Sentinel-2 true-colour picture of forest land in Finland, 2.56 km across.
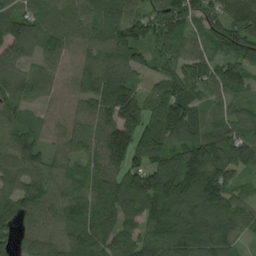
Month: August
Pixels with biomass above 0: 95%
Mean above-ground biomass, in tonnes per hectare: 105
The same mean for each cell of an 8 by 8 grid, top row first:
123 83 76 69 68 108 97 117
178 90 76 118 89 69 64 100
148 81 85 121 56 104 101 81
88 44 78 148 110 136 71 66
97 63 100 199 132 102 154 122
113 94 80 115 155 156 193 76
97 91 114 122 119 131 142 94
73 97 118 101 103 138 137 53
